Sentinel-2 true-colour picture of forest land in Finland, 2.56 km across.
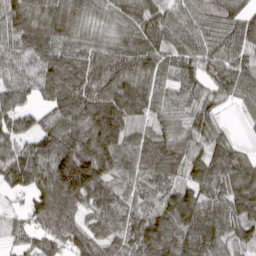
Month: March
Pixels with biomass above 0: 95%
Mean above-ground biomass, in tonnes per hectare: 101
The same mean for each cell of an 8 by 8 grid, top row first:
124 127 100 81 111 71 75 83
90 114 79 97 117 85 82 85
85 113 115 103 100 66 83 107
103 65 123 143 78 68 82 26
87 108 152 164 102 93 105 42
101 140 271 122 99 77 123 141
20 128 100 114 78 148 105 117
38 72 92 88 121 122 128 80
